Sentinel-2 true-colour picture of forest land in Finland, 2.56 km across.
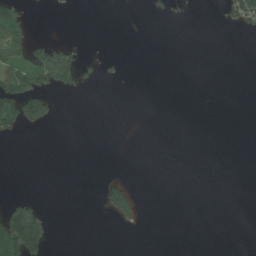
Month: July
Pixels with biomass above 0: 11%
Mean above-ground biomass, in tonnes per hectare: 14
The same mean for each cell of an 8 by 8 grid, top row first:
46 2 0 0 2 5 0 66
54 46 12 0 0 0 0 0
71 66 31 5 0 0 0 0
98 50 0 0 0 0 0 0
3 0 0 0 0 0 0 0
0 0 0 7 0 0 0 0
53 9 0 85 11 0 0 0
125 49 0 0 0 0 0 0
